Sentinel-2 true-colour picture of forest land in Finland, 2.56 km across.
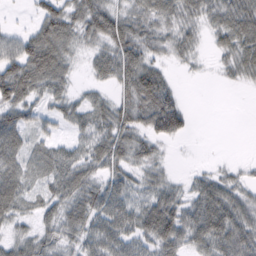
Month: February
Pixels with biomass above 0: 79%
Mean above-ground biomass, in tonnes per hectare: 42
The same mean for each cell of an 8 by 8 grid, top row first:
3 61 56 60 46 43 40 65
54 89 29 58 50 32 12 53
103 74 11 45 79 14 3 22
58 28 40 54 57 70 0 0
50 31 36 65 37 12 0 0
56 39 54 41 30 9 25 17
44 32 44 58 48 52 66 51
34 26 39 60 47 59 64 65
